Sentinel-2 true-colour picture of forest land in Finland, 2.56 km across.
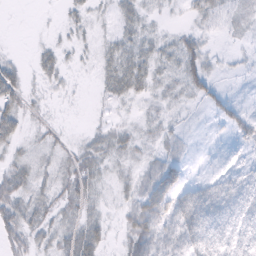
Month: February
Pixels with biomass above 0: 61%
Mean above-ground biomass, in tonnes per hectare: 17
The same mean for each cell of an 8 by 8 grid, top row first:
0 1 10 9 14 2 18 11
1 11 7 13 17 21 12 4
28 15 2 19 19 14 24 4
32 6 1 5 7 5 7 13
16 15 11 18 11 11 2 12
33 17 34 10 19 32 9 18
38 21 24 6 48 40 38 24
34 19 44 8 40 28 30 16
